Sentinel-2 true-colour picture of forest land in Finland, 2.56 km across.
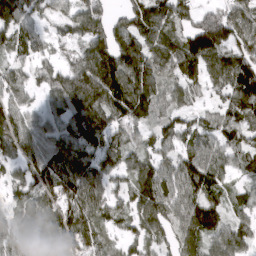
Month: March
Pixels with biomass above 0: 87%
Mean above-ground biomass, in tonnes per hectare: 103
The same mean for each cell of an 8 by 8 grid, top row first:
124 64 105 57 125 117 86 116
87 55 77 135 123 122 167 110
79 81 166 193 149 88 89 152
87 65 145 130 99 76 56 114
107 89 128 93 73 89 95 97
72 136 133 88 114 121 138 44
71 104 143 81 127 118 138 59
78 81 131 44 80 95 86 88
